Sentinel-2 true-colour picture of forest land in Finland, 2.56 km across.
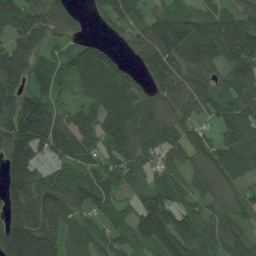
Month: July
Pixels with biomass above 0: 88%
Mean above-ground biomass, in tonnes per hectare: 129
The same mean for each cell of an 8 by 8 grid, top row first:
180 185 69 124 75 128 125 152
147 75 63 49 162 157 196 209
146 93 86 167 69 121 95 161
192 144 100 148 140 101 76 159
190 159 161 126 126 96 102 154
177 120 124 119 64 77 109 78
186 188 112 117 113 131 91 90
212 189 143 112 111 172 124 98
